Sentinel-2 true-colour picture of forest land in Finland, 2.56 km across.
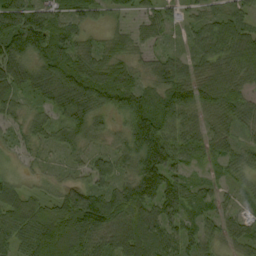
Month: September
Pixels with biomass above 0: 94%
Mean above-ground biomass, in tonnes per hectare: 70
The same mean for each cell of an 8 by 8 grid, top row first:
112 90 65 34 37 34 53 57
120 115 64 45 31 24 75 85
89 101 124 93 43 87 73 62
43 49 76 68 120 100 57 68
37 39 55 37 149 80 53 47
24 24 30 75 149 69 22 37
73 65 144 101 109 86 40 30
65 99 88 76 107 80 44 45
